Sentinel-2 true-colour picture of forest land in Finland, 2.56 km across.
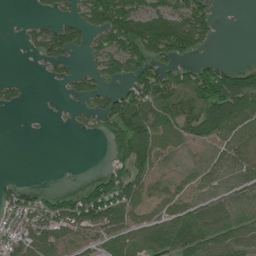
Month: July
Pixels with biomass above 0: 61%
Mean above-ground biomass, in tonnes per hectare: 63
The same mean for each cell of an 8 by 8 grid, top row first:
1 34 57 175 120 104 73 1
3 89 49 98 154 129 25 0
22 15 56 65 115 102 115 107
11 5 33 124 114 110 107 97
0 0 1 49 104 45 42 55
2 0 3 80 69 19 42 42
56 67 113 95 57 58 71 71
78 77 55 70 58 94 86 70
